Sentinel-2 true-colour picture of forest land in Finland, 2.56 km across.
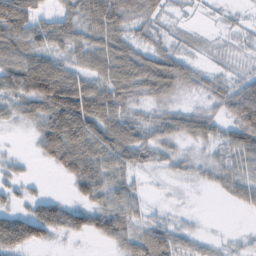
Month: February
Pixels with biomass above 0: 75%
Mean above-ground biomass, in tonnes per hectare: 43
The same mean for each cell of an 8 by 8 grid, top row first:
95 31 64 82 40 7 4 5
63 50 52 67 35 20 8 9
77 125 60 68 76 72 27 30
29 82 118 73 19 35 34 93
1 76 88 77 47 27 27 57
17 5 78 48 9 11 18 40
24 53 45 65 19 3 0 15
82 28 9 42 55 30 8 6
